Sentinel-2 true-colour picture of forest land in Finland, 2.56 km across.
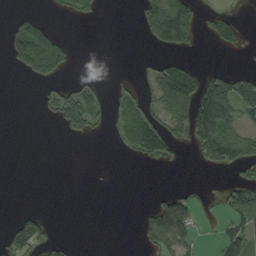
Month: September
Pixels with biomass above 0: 29%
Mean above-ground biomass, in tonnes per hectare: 33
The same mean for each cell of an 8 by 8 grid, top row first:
18 11 26 0 43 115 25 14
71 104 1 0 3 40 5 19
1 42 20 7 21 125 50 55
0 17 106 31 70 59 146 57
0 0 1 7 88 27 95 64
0 0 0 0 0 0 0 29
6 2 0 0 9 102 5 78
74 41 2 0 27 91 3 75
